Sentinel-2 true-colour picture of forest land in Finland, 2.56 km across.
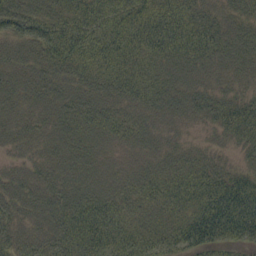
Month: September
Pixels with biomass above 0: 97%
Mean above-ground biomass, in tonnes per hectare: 45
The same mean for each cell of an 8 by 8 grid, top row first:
62 52 61 61 63 58 38 33
33 68 71 65 57 59 55 41
34 41 37 51 51 33 25 23
29 32 47 40 36 32 38 48
26 30 36 32 30 23 19 31
26 31 32 31 38 46 50 41
35 41 56 53 45 46 84 96
39 46 64 59 48 55 70 51
